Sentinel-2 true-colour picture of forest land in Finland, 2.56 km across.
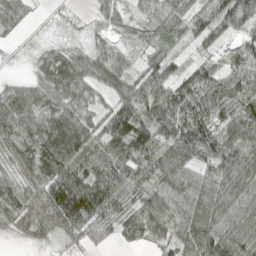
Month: April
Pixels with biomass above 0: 88%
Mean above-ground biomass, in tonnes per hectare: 69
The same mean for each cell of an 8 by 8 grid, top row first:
45 4 5 38 49 60 43 99
5 23 22 39 19 16 39 49
20 52 80 76 65 67 79 83
101 64 61 73 70 99 110 82
88 107 95 74 123 106 106 115
50 104 96 109 58 79 85 103
93 104 159 90 64 77 83 79
18 24 43 25 42 75 99 79
